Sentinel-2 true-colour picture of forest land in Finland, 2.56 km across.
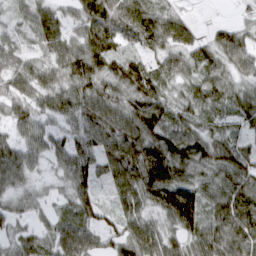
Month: March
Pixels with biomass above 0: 92%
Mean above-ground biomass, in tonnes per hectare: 65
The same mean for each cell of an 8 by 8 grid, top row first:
29 60 57 86 82 47 0 13
36 55 71 68 52 70 53 64
62 54 86 79 96 50 64 51
54 57 78 85 106 55 58 60
57 57 61 83 106 86 74 45
64 24 83 70 118 101 60 86
36 22 63 34 66 141 68 100
42 48 73 44 87 53 85 87
